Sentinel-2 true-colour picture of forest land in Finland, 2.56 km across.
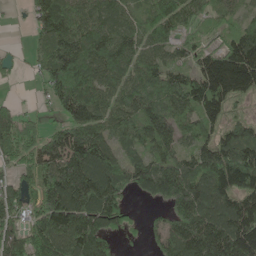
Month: May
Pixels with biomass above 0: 85%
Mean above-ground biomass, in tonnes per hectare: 127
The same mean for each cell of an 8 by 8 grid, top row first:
6 165 111 89 64 124 74 47
9 86 143 154 108 82 81 171
13 107 172 112 123 124 221 237
59 28 145 112 120 107 143 54
129 130 217 100 89 99 127 176
72 139 216 169 136 175 159 203
116 180 219 144 13 130 181 187
117 188 218 64 26 149 223 231
